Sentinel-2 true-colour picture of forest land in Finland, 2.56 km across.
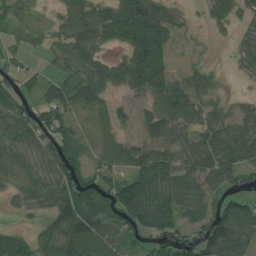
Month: July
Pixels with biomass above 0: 79%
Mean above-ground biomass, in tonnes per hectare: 58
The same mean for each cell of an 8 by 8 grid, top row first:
45 12 63 66 124 32 26 31
21 26 57 32 120 57 11 28
36 31 57 65 87 53 36 11
68 69 52 43 31 76 44 40
54 56 55 61 38 49 67 75
59 55 76 58 79 64 62 43
19 47 119 82 98 71 49 94
65 58 123 62 47 55 96 114
